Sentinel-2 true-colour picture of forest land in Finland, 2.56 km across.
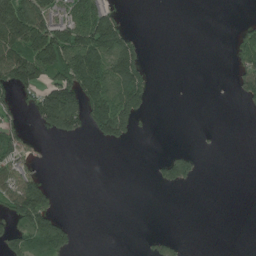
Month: July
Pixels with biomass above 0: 32%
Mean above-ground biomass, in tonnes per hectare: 56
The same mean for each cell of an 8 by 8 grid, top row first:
222 122 109 81 0 0 0 1
151 219 185 152 31 0 0 50
149 102 217 161 95 0 0 63
43 181 146 233 58 0 0 5
83 5 4 44 0 0 2 0
74 21 0 0 0 82 1 0
110 104 0 0 0 0 0 0
86 130 8 0 8 19 0 0
